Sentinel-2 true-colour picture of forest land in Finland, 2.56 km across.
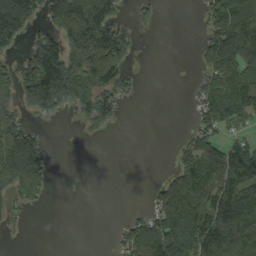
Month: September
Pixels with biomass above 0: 52%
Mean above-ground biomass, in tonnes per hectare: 72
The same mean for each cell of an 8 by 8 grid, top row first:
201 85 230 95 23 0 58 151
45 126 153 155 3 0 75 161
97 203 112 108 6 0 59 107
67 70 41 65 0 0 72 88
178 33 1 0 0 11 66 56
153 57 0 0 0 64 121 155
37 8 0 0 17 135 139 146
1 0 0 14 123 156 151 158
